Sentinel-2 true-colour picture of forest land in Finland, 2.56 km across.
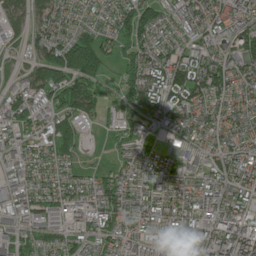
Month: June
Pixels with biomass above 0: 85%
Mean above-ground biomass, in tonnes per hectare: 70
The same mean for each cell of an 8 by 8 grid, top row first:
56 64 35 64 99 48 70 63
30 123 136 52 87 52 73 82
34 140 128 26 126 124 139 66
85 76 95 41 97 99 56 58
55 58 34 26 49 49 42 61
43 42 29 45 46 55 67 84
69 59 71 80 75 64 102 82
61 48 61 63 81 52 101 124
